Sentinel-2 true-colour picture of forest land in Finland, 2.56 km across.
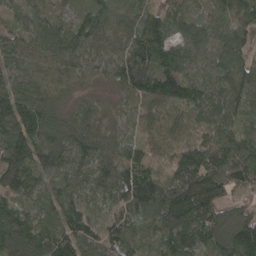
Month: April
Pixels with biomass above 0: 97%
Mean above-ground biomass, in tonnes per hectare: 96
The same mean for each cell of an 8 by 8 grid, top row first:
62 62 46 57 75 75 71 93
75 116 100 65 129 91 67 60
83 84 54 71 158 136 89 100
170 110 65 40 85 81 114 93
141 105 102 83 63 86 118 93
156 84 82 96 94 95 96 101
93 103 114 76 96 145 108 71
132 126 135 106 92 139 102 135
